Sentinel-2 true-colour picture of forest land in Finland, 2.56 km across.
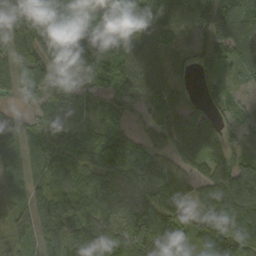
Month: September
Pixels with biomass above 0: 90%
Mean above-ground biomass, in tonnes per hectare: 95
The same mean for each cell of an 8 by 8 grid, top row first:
120 106 125 128 125 120 117 140
112 83 132 96 113 71 62 127
84 65 48 114 99 66 46 44
33 63 77 69 58 99 66 43
109 90 133 101 81 101 125 47
94 125 99 84 91 96 89 125
66 110 95 69 112 112 117 161
48 79 82 81 126 116 116 151
